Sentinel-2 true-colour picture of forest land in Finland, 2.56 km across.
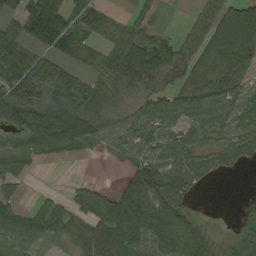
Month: August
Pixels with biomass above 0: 75%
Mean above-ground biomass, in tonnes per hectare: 58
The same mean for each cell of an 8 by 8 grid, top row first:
55 97 57 28 32 0 57 136
65 39 57 64 109 49 104 116
91 97 49 77 94 52 92 48
96 83 85 36 54 72 75 69
43 69 59 50 64 59 42 65
50 0 3 1 66 66 42 4
49 44 47 65 70 55 1 11
83 51 47 71 64 88 38 38
